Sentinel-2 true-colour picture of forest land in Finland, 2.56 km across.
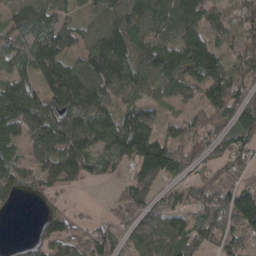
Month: April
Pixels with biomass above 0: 83%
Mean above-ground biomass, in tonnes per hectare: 89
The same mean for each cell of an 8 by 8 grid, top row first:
79 99 48 108 110 121 82 69
62 135 87 147 99 123 135 72
86 104 136 139 96 105 129 66
162 110 127 97 77 28 80 103
80 145 141 110 137 88 72 85
86 80 71 32 106 61 38 37
22 36 8 36 98 72 100 175
8 74 57 65 74 107 81 70
